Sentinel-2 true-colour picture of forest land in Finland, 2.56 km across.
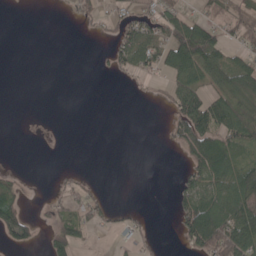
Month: May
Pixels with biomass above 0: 38%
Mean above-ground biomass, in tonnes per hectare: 40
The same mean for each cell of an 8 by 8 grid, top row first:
0 0 27 37 62 65 43 62
0 0 0 37 81 118 108 41
0 0 0 6 18 48 55 88
0 0 0 0 0 67 112 71
0 0 0 0 0 43 100 70
22 1 15 0 0 12 88 98
74 31 62 31 8 46 120 122
62 37 52 10 26 19 134 130
